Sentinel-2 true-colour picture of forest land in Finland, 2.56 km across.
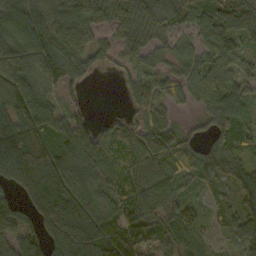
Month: October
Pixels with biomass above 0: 86%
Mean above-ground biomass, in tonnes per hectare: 89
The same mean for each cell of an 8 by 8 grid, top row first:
103 95 137 79 85 67 92 133
127 130 157 62 80 62 78 66
139 89 66 7 55 60 99 69
121 113 38 11 58 31 64 90
160 113 125 93 123 77 73 66
105 122 121 95 114 71 88 103
74 122 114 95 103 82 40 102
85 91 125 116 95 54 25 52
